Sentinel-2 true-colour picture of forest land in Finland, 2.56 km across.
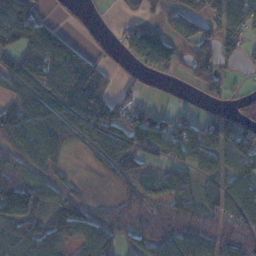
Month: November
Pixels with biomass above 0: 70%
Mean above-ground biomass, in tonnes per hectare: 71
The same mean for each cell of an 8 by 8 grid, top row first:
148 31 3 4 23 61 108 83
98 124 58 9 130 61 79 58
87 117 160 32 21 15 90 7
84 113 125 98 69 32 33 54
75 111 61 94 90 87 98 90
80 42 8 50 45 47 53 81
121 71 64 39 50 60 71 95
92 76 62 61 64 71 98 104
